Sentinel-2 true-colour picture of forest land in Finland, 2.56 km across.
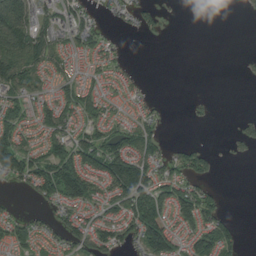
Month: August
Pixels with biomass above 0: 58%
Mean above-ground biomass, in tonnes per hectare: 49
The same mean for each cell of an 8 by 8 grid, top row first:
142 48 53 19 45 2 0 4
111 73 45 29 0 0 0 0
104 41 44 34 10 0 0 4
53 72 79 30 29 0 8 4
90 63 70 78 82 15 11 25
73 99 136 134 104 53 43 0
8 25 65 50 112 99 71 0
55 31 74 74 118 65 92 42
